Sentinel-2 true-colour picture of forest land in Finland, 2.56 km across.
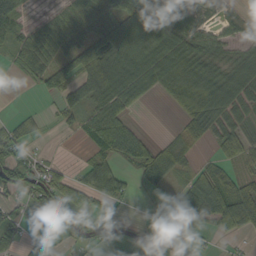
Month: September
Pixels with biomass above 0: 64%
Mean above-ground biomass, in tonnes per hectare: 51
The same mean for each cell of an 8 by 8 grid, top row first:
55 26 70 69 124 77 26 22
49 84 83 109 89 91 64 33
6 76 72 105 75 91 105 57
8 10 56 71 7 27 74 55
60 6 11 86 53 23 20 69
80 61 33 68 47 36 63 43
27 28 41 22 3 56 88 126
31 18 22 21 11 14 9 16
